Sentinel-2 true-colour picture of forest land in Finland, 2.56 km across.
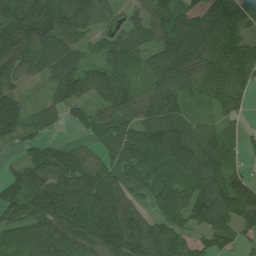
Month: July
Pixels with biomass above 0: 88%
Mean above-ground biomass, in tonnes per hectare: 98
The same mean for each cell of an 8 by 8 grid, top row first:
91 126 119 53 63 114 90 85
124 131 69 91 83 142 102 94
66 62 115 103 55 113 99 94
145 69 51 87 101 114 41 59
44 47 35 93 153 172 114 46
65 113 110 97 97 137 148 89
104 134 144 135 49 95 153 183
75 106 100 135 128 85 74 58
